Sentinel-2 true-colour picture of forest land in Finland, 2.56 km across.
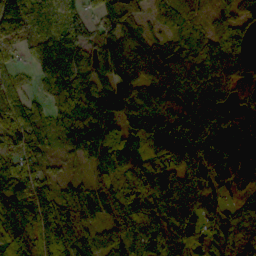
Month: October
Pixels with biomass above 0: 91%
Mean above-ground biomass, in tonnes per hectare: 86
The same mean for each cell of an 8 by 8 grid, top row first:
170 105 78 76 53 38 45 66
46 121 117 104 81 66 72 85
45 81 105 108 99 69 88 90
113 51 110 100 69 59 109 67
92 48 87 84 82 104 105 128
93 57 27 72 97 110 127 160
70 95 113 89 91 125 87 60
58 86 64 86 72 107 71 92
